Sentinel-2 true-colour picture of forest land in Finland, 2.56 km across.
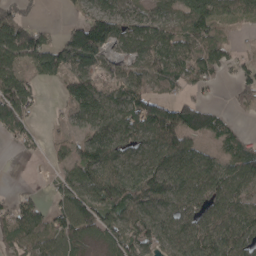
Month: April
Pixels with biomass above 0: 77%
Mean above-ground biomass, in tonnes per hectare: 72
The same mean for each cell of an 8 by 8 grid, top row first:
68 1 42 96 68 56 78 49
119 85 160 72 86 90 79 17
98 38 105 52 74 65 46 51
116 6 75 95 109 98 60 14
33 21 62 116 73 99 29 38
0 11 91 87 118 131 107 71
54 51 117 81 79 80 94 82
66 62 68 66 84 86 106 95
